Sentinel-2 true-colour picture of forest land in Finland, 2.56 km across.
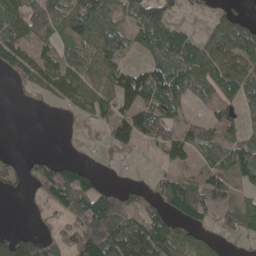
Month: May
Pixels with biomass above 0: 64%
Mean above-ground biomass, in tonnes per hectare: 57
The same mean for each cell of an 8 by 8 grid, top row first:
69 81 98 62 76 28 15 28
76 58 55 79 56 99 66 78
25 75 62 62 90 99 86 85
0 5 31 57 71 46 20 37
0 0 4 39 31 78 54 63
34 69 80 5 5 48 75 70
0 37 104 103 59 75 62 56
105 52 98 121 119 83 34 34
